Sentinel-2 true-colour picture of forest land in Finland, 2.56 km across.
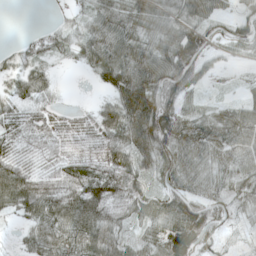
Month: April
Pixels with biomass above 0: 87%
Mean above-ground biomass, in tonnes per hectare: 60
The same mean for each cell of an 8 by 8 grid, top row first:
0 6 26 66 69 57 64 59
22 50 51 81 63 95 76 58
46 35 2 71 94 108 22 13
46 38 21 60 126 90 36 65
42 36 32 63 99 96 91 87
82 37 69 90 64 87 67 70
71 85 91 53 75 99 89 39
15 58 72 56 52 115 54 11
